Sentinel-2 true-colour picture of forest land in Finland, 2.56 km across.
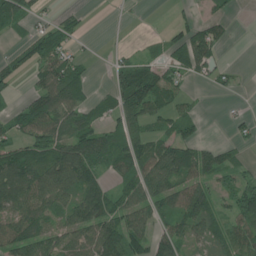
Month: June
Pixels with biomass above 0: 65%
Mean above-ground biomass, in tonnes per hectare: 62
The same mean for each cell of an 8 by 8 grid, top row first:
84 26 22 1 1 22 32 7
32 100 22 8 12 64 94 1
41 86 56 43 130 60 33 13
49 125 63 47 84 58 7 16
55 92 101 77 59 85 39 32
118 89 105 45 100 93 67 50
89 76 89 88 79 85 89 87
95 73 69 124 74 91 62 80
